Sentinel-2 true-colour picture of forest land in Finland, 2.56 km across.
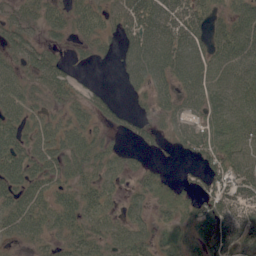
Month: June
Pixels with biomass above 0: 78%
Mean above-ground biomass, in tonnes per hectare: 47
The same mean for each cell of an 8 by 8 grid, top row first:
42 47 46 46 74 76 44 48
46 36 19 22 78 75 53 70
51 56 18 2 51 48 64 55
56 35 40 32 19 44 54 56
59 57 59 26 21 28 66 59
61 50 47 42 32 12 53 63
57 52 55 29 33 32 61 70
28 34 52 46 37 32 79 91
